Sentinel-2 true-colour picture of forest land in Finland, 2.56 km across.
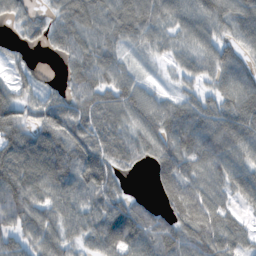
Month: November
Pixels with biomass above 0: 86%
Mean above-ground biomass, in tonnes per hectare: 72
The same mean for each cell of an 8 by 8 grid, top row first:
44 37 93 79 92 68 86 76
22 31 73 62 49 43 66 62
43 18 74 81 31 31 42 95
59 92 71 85 88 79 77 107
79 61 81 61 72 86 89 91
106 64 87 73 3 106 74 70
113 81 64 88 62 93 98 38
69 86 54 97 98 102 110 61
